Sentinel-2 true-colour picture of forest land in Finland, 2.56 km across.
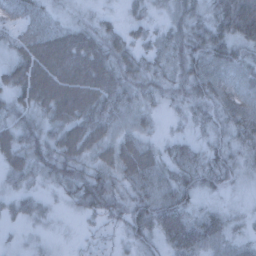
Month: February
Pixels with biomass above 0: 92%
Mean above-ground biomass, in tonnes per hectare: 44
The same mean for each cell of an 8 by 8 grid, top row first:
47 27 17 13 25 40 43 106
41 74 70 51 31 53 67 51
50 83 80 62 47 47 61 52
44 51 70 54 34 16 34 63
55 53 64 54 41 30 28 37
37 36 54 49 62 48 47 26
28 16 34 49 61 70 23 11
8 11 9 15 40 63 55 27
